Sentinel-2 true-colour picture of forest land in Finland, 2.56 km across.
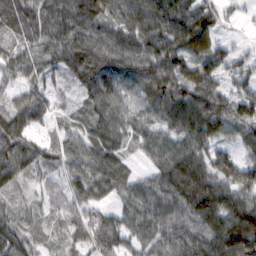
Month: February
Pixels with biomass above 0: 93%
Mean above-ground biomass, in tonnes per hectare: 74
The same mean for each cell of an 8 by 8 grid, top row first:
95 89 109 76 88 96 68 22
57 75 106 101 96 87 69 22
51 66 75 91 85 93 70 53
81 56 34 81 59 99 96 46
79 52 62 83 58 75 70 45
57 35 53 76 39 128 104 83
31 48 69 52 84 104 127 106
72 20 64 118 70 95 116 103
